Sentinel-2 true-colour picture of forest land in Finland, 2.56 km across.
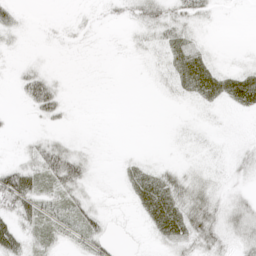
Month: April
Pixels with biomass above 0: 52%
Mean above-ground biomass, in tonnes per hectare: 13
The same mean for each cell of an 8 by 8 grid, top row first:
12 1 4 8 28 25 12 0
5 3 3 1 9 20 7 1
9 27 0 0 2 14 15 17
1 30 1 0 0 1 6 4
2 25 6 0 0 3 5 5
51 41 39 1 13 18 12 8
38 27 32 3 11 22 30 23
32 17 26 17 2 16 24 19
